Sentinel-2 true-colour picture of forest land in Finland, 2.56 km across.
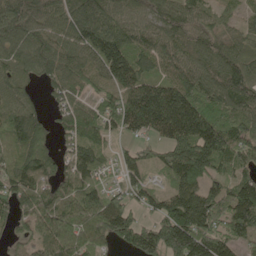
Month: May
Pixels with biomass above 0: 90%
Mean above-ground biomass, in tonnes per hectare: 108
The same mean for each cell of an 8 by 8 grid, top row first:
117 97 125 106 89 116 56 38
106 112 117 169 106 98 90 70
67 65 93 139 127 122 98 127
105 37 100 123 218 207 109 94
104 52 135 46 47 136 180 109
113 96 137 31 59 92 107 77
79 122 148 138 66 132 152 162
43 100 144 78 137 191 153 104
